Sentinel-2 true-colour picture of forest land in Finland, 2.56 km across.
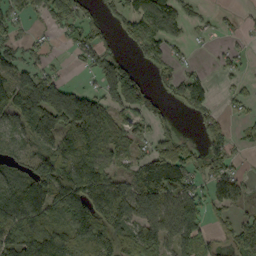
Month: September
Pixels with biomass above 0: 67%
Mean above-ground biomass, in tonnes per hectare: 82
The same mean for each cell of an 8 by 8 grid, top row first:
50 51 73 37 132 105 13 9
60 14 57 26 75 24 4 19
92 82 8 92 38 55 33 21
108 155 156 66 71 23 56 20
52 87 136 81 41 98 71 21
87 145 204 77 125 128 74 46
167 125 159 146 108 125 82 40
139 183 128 142 118 106 64 96
